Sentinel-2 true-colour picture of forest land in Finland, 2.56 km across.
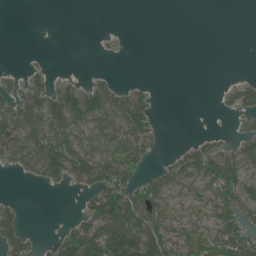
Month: June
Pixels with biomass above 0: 46%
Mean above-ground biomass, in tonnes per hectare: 42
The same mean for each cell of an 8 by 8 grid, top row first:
0 0 0 0 0 0 0 0
0 1 0 8 0 0 0 0
22 42 23 20 7 0 0 19
85 102 98 71 75 0 0 47
72 93 58 68 76 7 43 55
13 57 76 101 42 53 81 80
29 0 23 125 100 37 40 87
74 14 116 116 129 45 49 96
